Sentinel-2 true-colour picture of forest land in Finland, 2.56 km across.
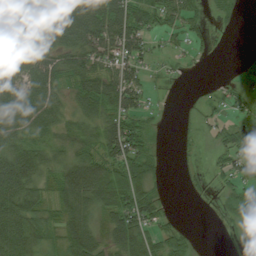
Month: August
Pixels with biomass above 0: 70%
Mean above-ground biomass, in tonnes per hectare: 47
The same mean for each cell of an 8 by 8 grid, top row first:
91 97 104 102 56 49 19 17
83 70 79 79 42 16 13 1
71 77 63 65 28 4 2 27
88 66 43 66 33 3 15 30
61 33 37 78 49 8 12 48
92 32 86 67 57 4 15 36
83 39 73 61 65 2 9 49
79 35 81 44 48 42 1 7
